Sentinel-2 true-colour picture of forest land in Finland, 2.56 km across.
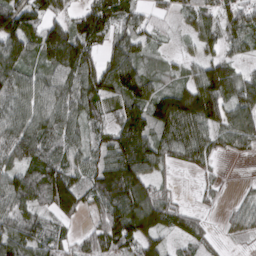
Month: March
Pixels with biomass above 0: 87%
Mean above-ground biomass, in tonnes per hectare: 83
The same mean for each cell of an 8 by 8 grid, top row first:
128 96 76 95 45 40 68 91
114 145 138 81 63 17 54 56
90 76 120 124 94 46 137 90
79 97 100 64 107 149 136 105
111 90 62 87 106 97 71 68
81 123 73 127 107 18 25 2
80 67 70 129 158 60 18 36
96 71 43 109 99 35 34 24
